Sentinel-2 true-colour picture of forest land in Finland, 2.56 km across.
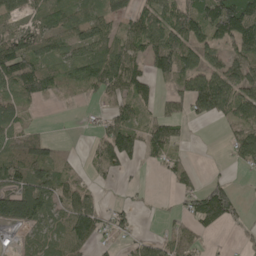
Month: May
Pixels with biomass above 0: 66%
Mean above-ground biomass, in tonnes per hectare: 71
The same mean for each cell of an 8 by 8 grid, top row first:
43 78 63 66 80 116 126 186
132 87 89 98 94 145 79 91
125 89 91 104 65 78 108 102
54 1 12 60 42 53 84 121
53 55 5 114 85 66 1 90
91 94 35 39 6 64 19 7
151 93 110 38 8 25 142 38
71 66 81 25 37 75 18 11
